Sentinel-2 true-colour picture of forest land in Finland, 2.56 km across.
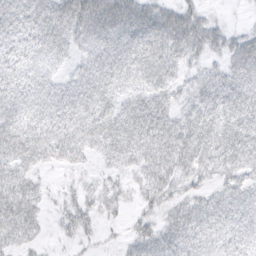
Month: March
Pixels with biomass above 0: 85%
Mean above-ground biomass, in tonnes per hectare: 43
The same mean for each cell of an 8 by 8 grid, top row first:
54 59 70 79 60 55 21 1
37 48 31 58 61 57 52 48
40 35 39 53 42 31 36 55
51 48 51 50 57 36 48 59
63 59 53 57 55 63 52 56
51 9 12 22 36 42 26 45
69 16 38 25 22 29 38 44
40 9 17 4 38 46 40 35
